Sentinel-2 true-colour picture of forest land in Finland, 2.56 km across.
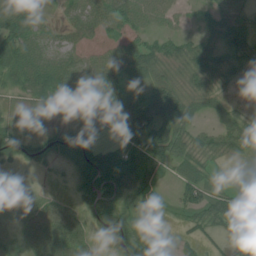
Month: July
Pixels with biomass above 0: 79%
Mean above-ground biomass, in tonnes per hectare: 47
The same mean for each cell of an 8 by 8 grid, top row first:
76 10 42 59 53 30 38 28
81 43 34 37 52 42 50 61
42 74 55 58 48 29 47 17
13 20 38 68 88 81 27 26
54 53 61 32 86 65 43 56
6 5 52 97 51 28 33 17
15 48 37 77 41 23 66 66
23 78 51 65 96 39 23 56
